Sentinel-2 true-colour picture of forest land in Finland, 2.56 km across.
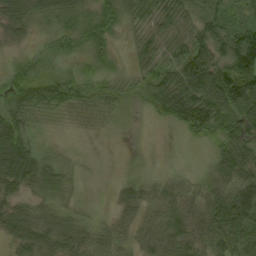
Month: September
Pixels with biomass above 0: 81%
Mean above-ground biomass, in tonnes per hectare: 43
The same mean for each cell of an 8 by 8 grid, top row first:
58 51 47 43 49 54 46 27
17 22 31 24 44 44 60 122
44 51 35 29 34 52 67 116
57 29 28 23 12 61 80 66
91 12 3 1 0 1 22 65
79 60 14 2 11 18 27 64
39 33 21 17 44 54 64 100
36 41 52 45 36 56 58 72
